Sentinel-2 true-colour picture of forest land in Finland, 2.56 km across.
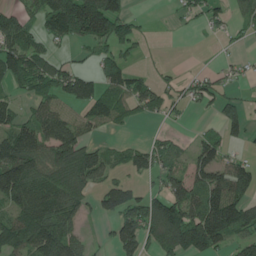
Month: June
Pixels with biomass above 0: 61%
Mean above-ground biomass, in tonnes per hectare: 93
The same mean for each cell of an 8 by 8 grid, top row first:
82 122 265 196 16 22 63 40
128 57 39 95 26 0 2 17
102 124 110 90 59 44 65 35
70 92 59 88 58 32 25 83
140 115 129 29 48 46 92 33
182 139 186 52 43 103 109 120
106 161 93 87 133 170 156 132
133 180 80 51 124 214 188 68
